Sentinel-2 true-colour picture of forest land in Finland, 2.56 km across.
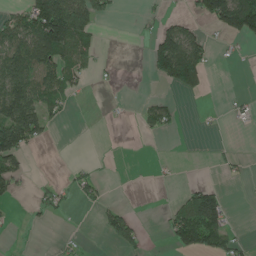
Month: June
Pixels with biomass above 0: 30%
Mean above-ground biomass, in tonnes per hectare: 43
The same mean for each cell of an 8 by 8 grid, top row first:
40 179 126 23 9 17 84 182
106 137 83 1 18 170 52 7
134 89 35 4 7 141 39 0
146 55 0 2 32 23 3 15
132 14 0 0 0 0 2 2
54 2 25 1 0 5 1 11
4 28 8 26 0 34 168 0
2 2 14 32 20 59 108 24
